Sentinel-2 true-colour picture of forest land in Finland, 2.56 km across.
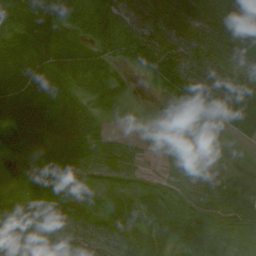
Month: August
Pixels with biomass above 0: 91%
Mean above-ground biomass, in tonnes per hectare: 54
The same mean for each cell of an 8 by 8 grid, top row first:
64 72 68 118 94 54 81 120
71 59 49 70 111 67 91 124
66 58 49 56 17 83 109 87
65 65 50 34 9 38 60 104
57 56 49 34 15 12 7 11
47 38 28 28 20 16 25 32
30 37 41 35 37 40 37 46
13 24 54 81 79 68 57 23
